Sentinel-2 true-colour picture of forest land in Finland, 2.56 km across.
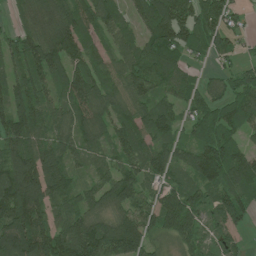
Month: July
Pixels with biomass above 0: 88%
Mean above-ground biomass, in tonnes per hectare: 106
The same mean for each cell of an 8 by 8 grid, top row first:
44 133 128 97 110 193 117 44
88 150 121 66 88 103 71 37
105 99 130 83 126 82 36 71
138 92 101 97 98 66 87 102
117 106 87 88 94 85 126 77
164 176 46 91 96 76 125 132
189 118 99 86 99 174 87 123
193 145 178 171 117 102 67 36
